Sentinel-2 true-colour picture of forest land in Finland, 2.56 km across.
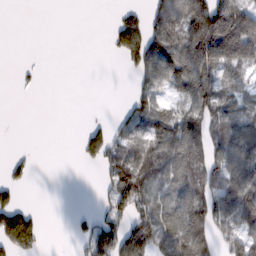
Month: February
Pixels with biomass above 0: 52%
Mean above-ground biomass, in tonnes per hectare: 66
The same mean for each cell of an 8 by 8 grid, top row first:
0 0 0 11 53 131 183 172
0 0 0 27 137 120 179 181
4 0 0 0 69 99 96 45
0 0 0 8 92 57 91 79
1 0 28 84 87 111 97 116
21 0 0 81 102 90 95 113
68 0 3 71 73 112 148 122
132 4 29 119 127 158 131 81
